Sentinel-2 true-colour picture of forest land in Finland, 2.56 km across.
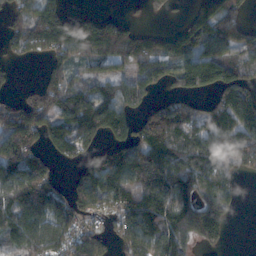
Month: November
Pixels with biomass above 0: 72%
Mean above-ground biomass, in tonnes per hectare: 111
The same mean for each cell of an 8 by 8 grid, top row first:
71 121 55 37 23 20 141 65
66 90 113 110 116 109 113 81
14 82 64 98 102 85 144 143
117 128 163 150 78 130 80 173
168 89 103 98 141 125 126 94
173 91 83 191 207 164 125 57
180 162 107 130 210 175 144 24
114 195 135 63 165 113 92 0
